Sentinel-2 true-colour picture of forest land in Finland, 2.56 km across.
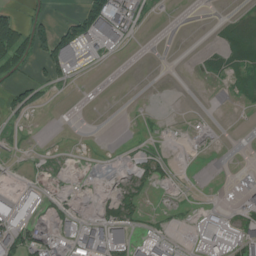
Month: July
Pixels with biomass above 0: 32%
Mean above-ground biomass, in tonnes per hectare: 19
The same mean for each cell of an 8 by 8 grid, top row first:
56 23 60 107 15 1 0 5
94 80 87 28 0 0 3 19
26 29 4 0 0 0 3 12
20 2 0 0 1 0 1 1
5 1 1 0 5 1 2 0
3 5 2 3 18 7 0 1
56 13 9 26 14 4 12 20
55 33 54 69 22 11 53 47
